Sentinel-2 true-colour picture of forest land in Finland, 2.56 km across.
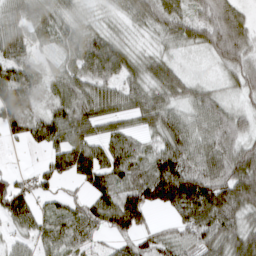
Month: March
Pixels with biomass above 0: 88%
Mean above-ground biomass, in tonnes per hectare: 75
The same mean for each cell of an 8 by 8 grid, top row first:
63 72 36 28 63 55 76 84
79 36 82 93 27 32 55 118
111 50 88 75 78 66 25 74
109 60 98 75 87 67 90 51
19 80 108 89 42 103 89 80
31 58 87 92 85 145 116 131
94 35 53 106 95 100 160 100
33 64 57 36 44 62 83 97
